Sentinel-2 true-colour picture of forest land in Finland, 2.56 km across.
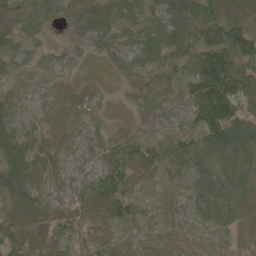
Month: May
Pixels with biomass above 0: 92%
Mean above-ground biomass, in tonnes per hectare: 54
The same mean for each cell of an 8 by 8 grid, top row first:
46 39 50 60 63 72 56 53
55 25 22 42 72 79 93 92
22 22 13 10 44 49 139 103
34 32 29 5 35 25 122 94
79 35 21 31 53 60 127 162
105 40 24 44 48 37 77 115
73 41 38 50 27 21 72 88
56 46 32 33 32 36 31 25
